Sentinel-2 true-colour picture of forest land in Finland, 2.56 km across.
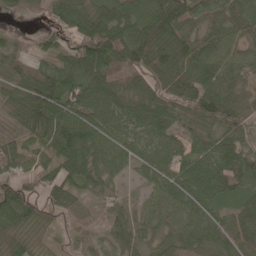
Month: May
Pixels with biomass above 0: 91%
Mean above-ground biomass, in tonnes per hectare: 75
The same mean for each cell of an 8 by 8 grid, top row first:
13 28 85 96 121 107 55 59
49 38 99 137 139 116 72 54
80 113 108 84 95 81 92 55
81 144 110 95 105 73 104 81
52 81 134 81 67 70 61 73
51 55 71 48 43 91 106 89
106 54 32 25 37 81 74 63
67 21 28 28 36 51 70 82
